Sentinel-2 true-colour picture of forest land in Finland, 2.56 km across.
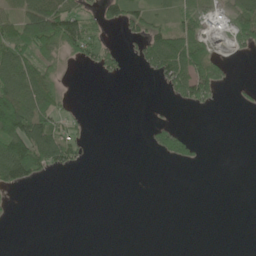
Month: June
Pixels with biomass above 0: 33%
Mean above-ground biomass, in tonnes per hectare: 37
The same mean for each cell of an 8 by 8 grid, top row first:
57 145 71 52 71 57 44 87
81 89 93 37 59 121 53 31
107 66 0 13 6 92 130 3
185 68 8 0 0 5 12 4
130 104 34 0 6 101 3 0
94 23 2 0 0 0 0 0
2 0 0 0 0 0 0 0
0 0 0 0 0 0 0 0
